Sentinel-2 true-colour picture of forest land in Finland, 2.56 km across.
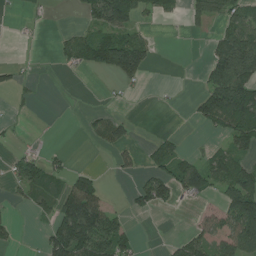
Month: July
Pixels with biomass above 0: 39%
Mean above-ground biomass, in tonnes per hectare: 46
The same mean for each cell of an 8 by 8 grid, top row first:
3 4 23 109 33 21 58 65
1 1 70 159 74 0 27 143
25 1 1 19 29 0 67 133
3 0 4 14 1 3 91 136
8 6 1 42 13 30 15 58
47 60 46 6 30 91 91 99
10 34 169 32 30 15 14 129
17 70 164 108 4 26 54 102
